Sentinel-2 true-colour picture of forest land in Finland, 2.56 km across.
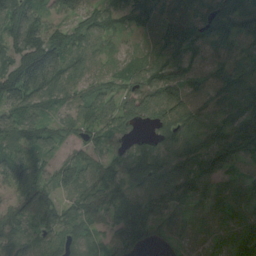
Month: August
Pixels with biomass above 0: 93%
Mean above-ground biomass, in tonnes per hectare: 77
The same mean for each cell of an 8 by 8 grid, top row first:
109 55 51 57 81 78 86 107
90 124 72 31 50 83 73 47
123 119 49 43 108 84 77 52
87 42 50 83 92 124 75 62
86 63 65 67 52 98 113 103
85 58 98 64 95 112 92 48
68 69 87 85 102 77 55 69
77 69 69 69 80 43 27 86
